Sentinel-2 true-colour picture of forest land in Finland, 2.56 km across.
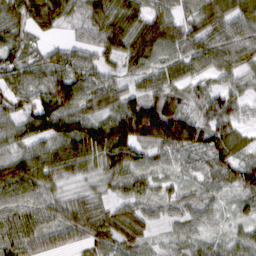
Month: March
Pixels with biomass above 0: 91%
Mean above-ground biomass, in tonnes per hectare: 64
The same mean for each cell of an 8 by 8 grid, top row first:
63 81 45 86 69 61 78 56
63 35 50 72 86 74 87 71
61 76 79 48 56 64 45 48
60 106 77 69 143 96 75 47
53 58 112 143 93 105 90 48
87 75 42 49 45 27 25 67
70 62 59 41 33 28 33 23
80 63 55 61 33 34 38 38
